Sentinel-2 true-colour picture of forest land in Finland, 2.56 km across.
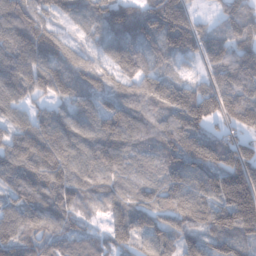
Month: January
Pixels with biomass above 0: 95%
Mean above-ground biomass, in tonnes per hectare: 113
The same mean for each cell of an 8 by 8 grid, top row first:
140 96 84 100 115 80 31 148
135 126 49 96 97 140 115 130
127 136 82 85 114 76 83 149
80 72 102 74 111 148 158 177
116 138 112 127 94 139 146 129
122 140 110 93 66 120 150 228
114 114 79 69 94 112 139 266
126 92 65 81 100 93 122 94
